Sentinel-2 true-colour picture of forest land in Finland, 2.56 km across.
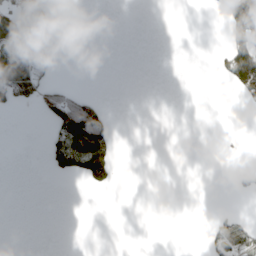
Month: April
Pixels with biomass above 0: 15%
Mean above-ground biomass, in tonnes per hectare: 22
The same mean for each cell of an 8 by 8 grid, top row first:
58 28 0 0 0 0 3 132
58 22 0 0 0 0 0 129
128 20 0 0 0 0 0 130
9 66 165 15 0 0 0 2
0 24 151 58 0 0 0 2
0 7 50 31 0 0 0 17
0 0 0 0 0 0 1 4
0 0 0 0 0 0 25 75
